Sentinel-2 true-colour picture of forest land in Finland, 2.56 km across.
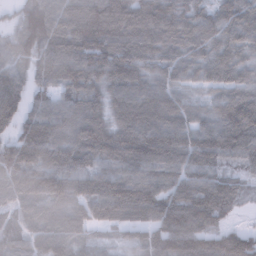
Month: February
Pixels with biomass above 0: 95%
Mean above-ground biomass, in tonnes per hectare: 99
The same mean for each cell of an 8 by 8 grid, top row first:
42 137 154 159 126 99 66 90
82 115 151 136 109 86 74 73
83 86 107 106 90 72 74 76
67 93 89 90 123 93 65 122
88 103 97 109 129 108 112 121
119 107 96 102 96 92 86 47
87 99 99 139 128 118 127 29
76 101 84 33 70 152 127 143
